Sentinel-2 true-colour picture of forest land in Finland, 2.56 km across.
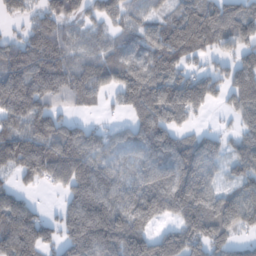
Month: February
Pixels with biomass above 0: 82%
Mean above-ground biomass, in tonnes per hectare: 121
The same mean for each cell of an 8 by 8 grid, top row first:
44 101 77 102 63 90 138 110
111 152 66 77 125 175 95 108
198 166 135 125 167 137 105 135
158 133 31 23 135 141 33 96
148 180 158 97 140 115 94 79
73 102 179 127 116 143 100 79
143 18 208 173 156 124 165 165
186 88 207 174 95 133 145 56
